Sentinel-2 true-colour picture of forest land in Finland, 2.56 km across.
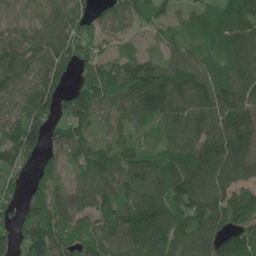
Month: May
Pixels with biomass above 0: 91%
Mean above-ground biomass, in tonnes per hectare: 109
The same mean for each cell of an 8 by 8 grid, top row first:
40 66 102 93 91 61 68 126
111 113 114 56 34 73 75 106
94 145 74 122 165 131 134 108
85 119 125 78 104 122 138 142
156 95 125 86 68 128 132 145
89 68 79 130 128 157 129 97
77 121 91 136 170 132 135 151
78 167 90 107 142 130 123 107
